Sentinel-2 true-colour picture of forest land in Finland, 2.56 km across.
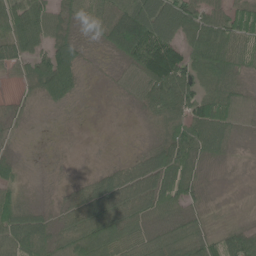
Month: June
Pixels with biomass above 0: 82%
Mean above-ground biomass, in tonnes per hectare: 61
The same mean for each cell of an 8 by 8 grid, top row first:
95 65 53 95 138 118 61 72
57 66 56 68 159 104 86 73
22 115 42 16 94 142 68 47
22 9 3 1 30 79 105 54
16 3 1 1 17 96 93 23
38 6 11 55 87 93 20 7
77 28 76 92 75 65 25 3
94 81 104 105 73 95 56 71
